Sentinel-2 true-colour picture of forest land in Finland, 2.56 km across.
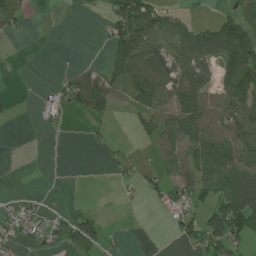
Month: July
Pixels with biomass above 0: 47%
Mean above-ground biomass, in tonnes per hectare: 49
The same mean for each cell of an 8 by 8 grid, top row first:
60 12 12 76 113 21 6 73
0 0 1 77 124 60 117 138
2 4 93 74 117 94 54 119
6 32 43 32 68 105 103 123
0 2 0 12 17 75 104 105
0 0 0 12 27 47 64 77
33 18 11 1 7 43 71 113
37 46 94 10 0 23 94 67
